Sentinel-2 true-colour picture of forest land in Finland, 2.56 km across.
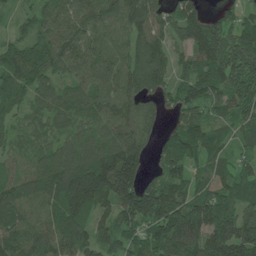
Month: June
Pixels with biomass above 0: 91%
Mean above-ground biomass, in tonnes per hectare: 100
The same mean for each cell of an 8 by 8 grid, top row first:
29 88 111 102 122 90 61 58
77 118 103 88 116 71 140 151
103 83 90 111 106 70 113 146
55 70 81 95 72 61 62 80
51 52 79 107 71 89 78 49
73 116 156 212 76 83 67 66
108 84 129 101 155 177 180 96
121 111 99 77 98 171 184 184
